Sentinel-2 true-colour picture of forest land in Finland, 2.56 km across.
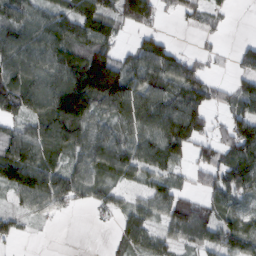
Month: February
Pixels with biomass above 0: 76%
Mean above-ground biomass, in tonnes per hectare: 73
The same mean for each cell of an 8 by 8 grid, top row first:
85 72 105 69 92 25 29 0
116 108 89 66 80 37 12 27
125 109 155 171 83 82 43 37
78 125 153 75 120 113 60 53
103 114 78 92 99 121 54 124
113 106 68 63 45 40 47 125
29 53 15 29 46 82 56 60
21 1 0 16 62 49 71 91
